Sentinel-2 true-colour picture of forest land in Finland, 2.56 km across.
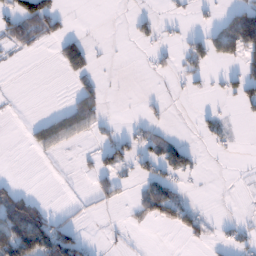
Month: January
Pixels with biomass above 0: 25%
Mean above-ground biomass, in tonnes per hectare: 23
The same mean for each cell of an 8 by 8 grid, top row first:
63 70 0 0 13 7 6 92
15 5 45 2 9 17 64 88
0 0 25 0 1 10 13 47
1 11 60 2 6 0 12 11
0 44 11 33 36 35 9 2
3 0 3 32 31 40 1 1
85 21 10 8 38 58 3 1
116 99 36 5 2 2 13 23
